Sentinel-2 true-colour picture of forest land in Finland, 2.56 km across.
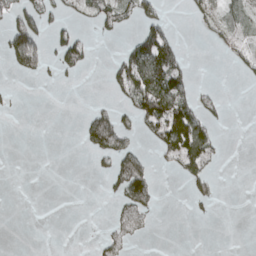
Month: April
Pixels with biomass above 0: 26%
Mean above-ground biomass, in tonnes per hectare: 19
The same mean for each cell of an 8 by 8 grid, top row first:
38 29 22 42 31 1 37 20
59 24 57 1 64 40 4 22
2 4 4 21 76 54 1 7
2 0 4 30 65 86 19 0
0 0 10 56 11 82 39 0
0 0 0 27 57 9 24 0
0 0 0 7 27 0 5 0
0 0 0 20 4 0 0 0
